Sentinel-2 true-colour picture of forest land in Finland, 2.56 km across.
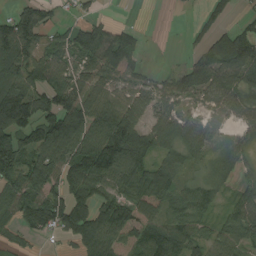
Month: August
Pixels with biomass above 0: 76%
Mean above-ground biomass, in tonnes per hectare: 75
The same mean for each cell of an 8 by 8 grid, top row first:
87 47 26 10 0 0 52 21
135 66 93 126 27 1 86 144
116 94 68 70 43 58 82 86
167 111 122 111 69 48 42 61
130 131 103 128 103 70 48 49
105 118 114 90 88 65 34 34
102 123 107 92 62 57 44 66
38 13 74 60 70 81 46 66
